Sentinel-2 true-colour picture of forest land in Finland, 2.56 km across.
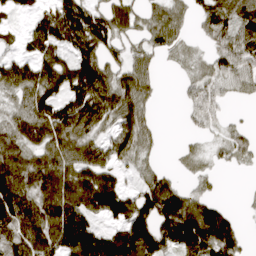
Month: April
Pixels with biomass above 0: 75%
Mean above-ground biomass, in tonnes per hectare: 78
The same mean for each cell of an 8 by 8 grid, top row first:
29 73 143 92 44 50 81 90
29 95 109 66 48 39 30 85
93 96 146 88 67 9 59 67
56 97 128 90 60 3 64 5
79 90 90 76 58 6 19 52
107 104 103 70 41 22 27 4
147 110 115 105 110 135 87 10
99 113 179 126 145 125 135 62
